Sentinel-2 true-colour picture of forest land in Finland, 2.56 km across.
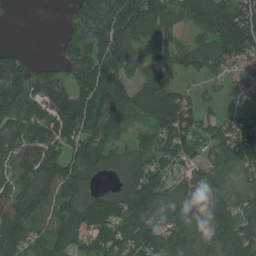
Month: July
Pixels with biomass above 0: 81%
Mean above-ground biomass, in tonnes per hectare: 103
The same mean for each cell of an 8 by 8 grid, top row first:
6 0 98 155 180 84 135 174
26 0 121 175 67 87 139 190
150 104 133 122 78 53 56 30
146 122 178 131 68 150 57 47
88 108 135 81 60 148 104 141
76 131 143 60 163 87 67 58
130 97 136 136 163 90 53 70
123 96 75 123 137 71 76 127
